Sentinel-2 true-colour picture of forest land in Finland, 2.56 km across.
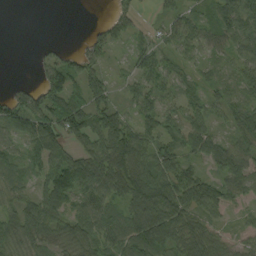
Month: September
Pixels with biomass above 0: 79%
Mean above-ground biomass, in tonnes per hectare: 52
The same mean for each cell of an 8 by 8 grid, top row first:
0 0 0 28 7 42 30 94
0 15 22 47 35 42 36 38
5 69 65 25 50 40 26 40
86 101 93 66 47 38 41 51
37 80 44 90 63 46 63 47
43 70 111 105 71 77 44 60
48 68 54 55 112 104 66 21
67 53 56 67 94 83 60 26
